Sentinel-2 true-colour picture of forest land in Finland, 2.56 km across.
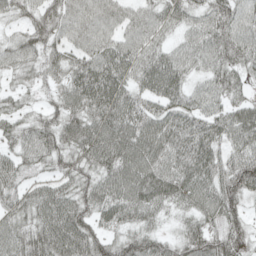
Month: May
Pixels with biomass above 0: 93%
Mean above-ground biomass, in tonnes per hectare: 62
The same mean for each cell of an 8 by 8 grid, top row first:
42 70 71 59 53 55 56 60
51 61 56 69 63 43 64 66
27 39 77 88 64 71 49 40
37 40 68 86 74 70 56 56
44 63 73 100 100 81 71 60
45 38 53 77 94 78 71 86
49 73 59 74 65 36 65 52
62 75 76 45 60 43 79 71
